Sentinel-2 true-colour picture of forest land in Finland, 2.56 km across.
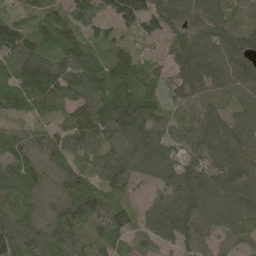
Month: May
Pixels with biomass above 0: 94%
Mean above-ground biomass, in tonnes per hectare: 85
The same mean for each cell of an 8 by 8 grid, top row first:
42 83 113 89 143 85 91 61
137 100 115 82 32 59 101 86
103 120 113 94 103 77 110 88
66 58 88 123 124 45 90 56
67 81 79 89 111 76 95 81
104 76 65 83 55 87 88 93
91 68 97 74 35 103 104 100
103 88 88 66 33 69 58 45
